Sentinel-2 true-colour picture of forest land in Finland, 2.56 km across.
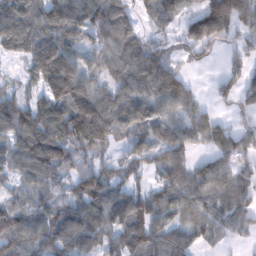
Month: February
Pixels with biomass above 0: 82%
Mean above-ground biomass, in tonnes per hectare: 87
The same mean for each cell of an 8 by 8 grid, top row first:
118 121 109 125 36 71 160 114
86 135 82 103 81 28 50 39
25 130 129 75 111 100 7 55
108 121 165 111 89 75 44 35
94 140 123 65 64 90 64 75
64 87 97 71 44 93 98 70
70 81 97 125 99 93 91 89
107 99 99 78 106 74 41 25
